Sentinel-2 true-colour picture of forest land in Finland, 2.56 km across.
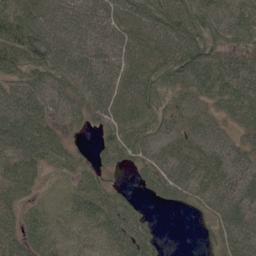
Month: June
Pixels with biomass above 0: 85%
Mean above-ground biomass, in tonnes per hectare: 50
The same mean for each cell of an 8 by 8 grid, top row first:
104 84 66 31 56 92 67 54
100 97 72 30 37 61 72 37
46 57 66 57 58 51 70 66
55 46 45 58 51 37 29 47
58 51 13 60 48 37 44 29
46 16 35 23 39 63 53 53
41 17 43 62 18 19 36 56
46 56 35 52 59 0 19 63
